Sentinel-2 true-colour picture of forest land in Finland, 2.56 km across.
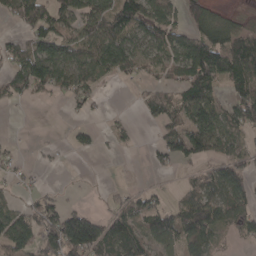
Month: April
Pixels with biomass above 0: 57%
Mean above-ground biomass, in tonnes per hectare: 60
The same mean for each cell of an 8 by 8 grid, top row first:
73 91 81 99 95 65 89 18
48 92 83 103 70 88 155 109
58 94 74 28 24 51 126 100
3 0 20 4 25 55 108 83
7 5 26 11 6 80 101 40
20 2 2 0 1 14 53 66
33 67 31 32 69 56 96 78
108 90 203 103 80 74 65 27
